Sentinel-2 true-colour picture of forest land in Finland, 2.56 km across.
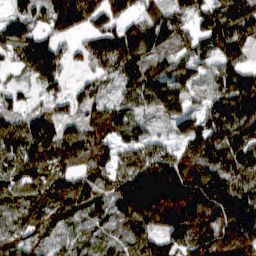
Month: March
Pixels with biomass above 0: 91%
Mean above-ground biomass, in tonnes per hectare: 118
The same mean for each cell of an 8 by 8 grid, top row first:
82 117 187 133 86 88 118 161
119 115 51 159 139 95 81 96
22 108 30 65 149 130 86 120
76 68 66 83 80 159 113 185
112 145 123 90 88 72 159 149
96 94 89 113 214 225 158 141
100 103 106 102 260 292 167 153
93 67 65 60 114 124 172 162
